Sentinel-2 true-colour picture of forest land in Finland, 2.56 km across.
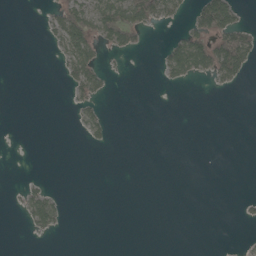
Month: May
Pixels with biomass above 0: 16%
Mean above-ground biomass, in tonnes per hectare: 14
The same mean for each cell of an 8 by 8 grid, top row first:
0 11 64 93 68 16 89 28
0 5 59 29 11 41 63 103
0 0 51 9 0 21 12 25
0 0 18 4 0 0 0 0
0 0 2 11 0 0 0 0
0 3 0 0 0 0 0 0
5 55 0 0 0 0 0 4
0 3 0 0 0 0 0 2
